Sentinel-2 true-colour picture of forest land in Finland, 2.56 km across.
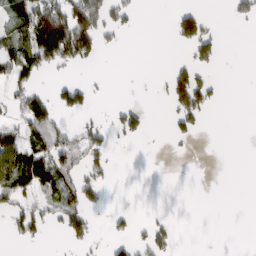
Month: February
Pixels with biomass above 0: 28%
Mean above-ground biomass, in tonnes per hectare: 32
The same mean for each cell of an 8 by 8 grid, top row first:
58 158 106 44 1 35 18 20
88 148 127 12 0 11 47 0
63 7 13 1 0 66 29 0
22 72 43 14 32 56 27 0
66 67 45 21 5 8 0 0
96 70 48 15 0 0 0 0
53 32 77 8 2 0 0 0
18 7 34 24 34 23 0 0
